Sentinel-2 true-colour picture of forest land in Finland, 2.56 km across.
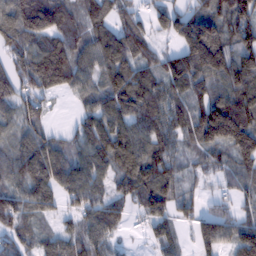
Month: February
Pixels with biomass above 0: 86%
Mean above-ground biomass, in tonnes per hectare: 97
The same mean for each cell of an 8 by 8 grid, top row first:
130 162 79 91 50 98 96 112
105 127 85 141 92 69 208 113
105 135 83 111 98 107 109 140
79 34 41 121 123 88 160 184
65 84 79 125 109 79 115 155
90 132 113 84 148 91 51 71
100 75 76 80 104 89 35 56
69 56 75 43 21 53 106 119
